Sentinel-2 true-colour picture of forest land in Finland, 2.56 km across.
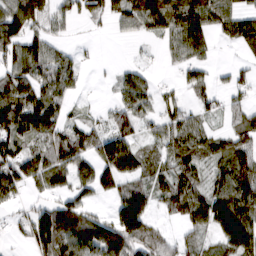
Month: March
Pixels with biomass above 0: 71%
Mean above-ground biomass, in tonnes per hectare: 66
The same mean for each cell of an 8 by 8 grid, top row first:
114 57 40 49 106 100 90 80
85 74 12 0 6 55 50 46
79 75 29 16 39 18 33 22
118 98 18 43 51 46 35 46
71 65 74 99 41 69 69 72
90 96 70 88 59 78 50 102
29 57 80 50 116 65 123 132
14 116 113 119 92 40 33 119
